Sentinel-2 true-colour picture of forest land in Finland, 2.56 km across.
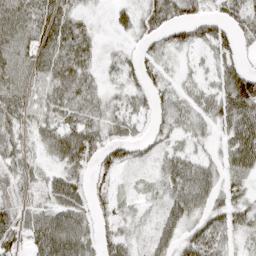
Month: April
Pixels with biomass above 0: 88%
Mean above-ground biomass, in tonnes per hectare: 51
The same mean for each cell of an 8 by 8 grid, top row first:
83 79 36 30 51 40 44 55
77 85 70 15 31 41 37 29
70 65 64 20 45 28 32 98
63 51 59 39 36 62 52 83
47 47 98 52 33 32 23 84
47 36 35 42 15 84 61 53
46 51 50 35 25 70 57 52
42 85 68 41 39 55 72 34
